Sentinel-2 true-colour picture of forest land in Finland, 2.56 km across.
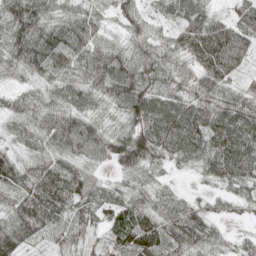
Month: May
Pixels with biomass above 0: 94%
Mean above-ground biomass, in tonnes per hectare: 72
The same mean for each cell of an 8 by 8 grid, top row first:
101 77 74 44 52 66 65 62
82 90 76 59 66 68 116 79
27 56 66 98 85 67 79 40
62 71 70 52 108 105 86 90
49 64 87 74 102 109 90 100
79 94 87 28 66 20 46 80
76 118 62 63 78 75 40 28
93 37 59 67 111 85 63 27
